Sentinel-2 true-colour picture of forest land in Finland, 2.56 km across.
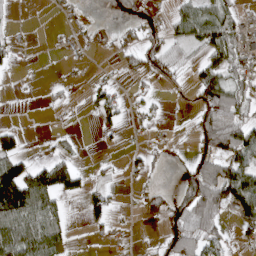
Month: April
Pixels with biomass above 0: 43%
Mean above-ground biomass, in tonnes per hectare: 41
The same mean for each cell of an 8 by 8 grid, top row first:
3 6 17 0 11 40 66 36
19 1 21 17 48 32 69 74
3 4 6 16 18 20 76 55
1 7 5 57 22 3 70 72
39 7 6 5 13 6 69 96
120 95 44 10 25 15 104 107
143 84 18 38 24 54 103 92
117 78 1 13 5 70 77 20
